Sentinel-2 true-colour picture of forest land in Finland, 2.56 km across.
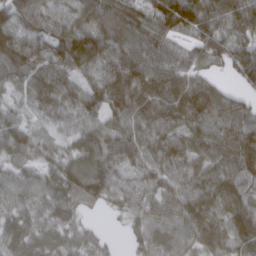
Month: March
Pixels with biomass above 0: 93%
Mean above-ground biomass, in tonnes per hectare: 77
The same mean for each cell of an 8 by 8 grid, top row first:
91 69 74 94 77 128 105 98
117 96 120 100 93 46 73 73
75 97 55 93 105 84 53 44
43 57 83 82 85 94 108 82
85 50 68 69 74 72 87 126
54 60 86 86 67 65 87 95
71 71 51 28 59 71 89 94
70 68 52 11 55 67 81 96
